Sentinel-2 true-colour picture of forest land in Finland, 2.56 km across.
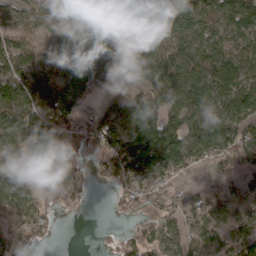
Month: March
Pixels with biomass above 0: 75%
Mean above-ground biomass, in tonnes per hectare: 63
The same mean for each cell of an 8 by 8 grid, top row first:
32 25 50 118 77 102 54 89
60 23 44 52 75 67 91 36
101 80 84 22 71 101 104 80
77 99 43 46 116 88 75 87
83 106 39 83 171 120 95 84
95 28 29 66 81 47 14 39
59 26 14 12 35 38 64 37
36 16 0 8 54 64 46 57
